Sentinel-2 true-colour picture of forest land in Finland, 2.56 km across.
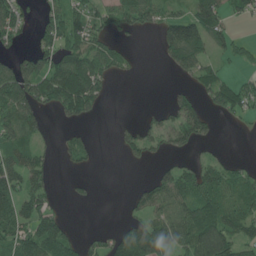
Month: June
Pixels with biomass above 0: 55%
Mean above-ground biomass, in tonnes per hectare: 50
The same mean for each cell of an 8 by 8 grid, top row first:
74 46 53 36 52 52 80 39
23 53 78 53 1 86 54 30
111 110 130 26 1 9 48 25
95 37 76 1 12 55 40 40
82 17 37 7 53 41 21 0
75 43 12 0 5 75 63 49
72 44 5 0 48 78 101 69
61 92 35 43 107 66 116 63
